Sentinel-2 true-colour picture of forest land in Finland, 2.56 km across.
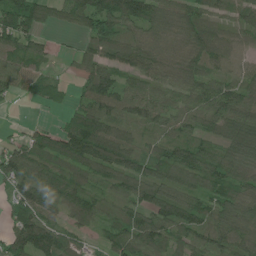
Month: June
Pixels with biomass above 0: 86%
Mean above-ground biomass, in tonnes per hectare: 78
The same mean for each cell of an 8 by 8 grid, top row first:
124 53 99 147 120 79 62 54
92 26 34 96 79 45 103 48
63 53 41 81 74 67 82 57
3 12 88 93 72 58 87 102
44 82 139 122 40 81 59 92
107 102 84 79 89 74 96 78
74 80 94 37 79 98 80 82
112 130 44 76 111 72 76 65
